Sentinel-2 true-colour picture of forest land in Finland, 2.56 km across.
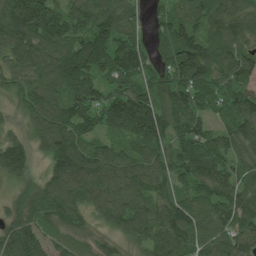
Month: July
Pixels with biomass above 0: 95%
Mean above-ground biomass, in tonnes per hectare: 125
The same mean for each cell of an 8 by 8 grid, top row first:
184 163 108 130 63 103 129 124
164 153 133 119 98 161 119 119
105 148 150 97 96 125 130 106
57 170 138 145 171 136 77 133
97 142 155 84 138 102 123 129
102 97 183 145 145 97 131 110
101 134 119 152 126 138 125 145
155 78 84 74 112 153 123 126
